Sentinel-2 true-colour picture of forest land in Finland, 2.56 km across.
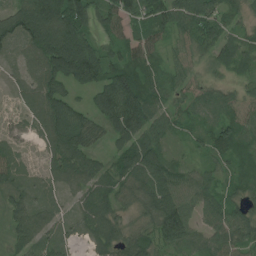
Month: July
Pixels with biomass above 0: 90%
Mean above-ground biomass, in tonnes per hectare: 64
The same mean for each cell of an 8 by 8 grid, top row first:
94 146 120 87 85 82 96 34
51 125 137 55 78 36 65 72
24 86 86 101 78 38 28 32
17 84 67 109 103 43 32 50
27 49 90 46 92 21 59 80
40 31 66 58 94 69 47 54
44 37 38 53 49 102 53 53
42 38 15 59 50 77 63 68
